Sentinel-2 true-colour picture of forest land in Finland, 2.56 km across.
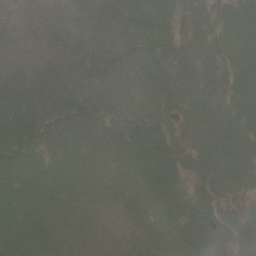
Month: June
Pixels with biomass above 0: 97%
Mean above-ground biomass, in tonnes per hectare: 56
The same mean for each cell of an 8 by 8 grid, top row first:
29 33 45 60 56 44 47 64
49 45 51 63 63 60 54 57
65 56 59 69 67 81 67 64
71 74 64 54 61 58 74 70
77 51 51 50 66 56 69 70
64 53 42 39 57 43 64 54
80 61 40 18 46 43 50 33
82 68 44 19 42 60 72 59
